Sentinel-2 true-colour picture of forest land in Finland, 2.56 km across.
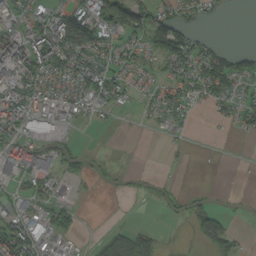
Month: September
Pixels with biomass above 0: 49%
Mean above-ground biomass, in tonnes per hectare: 36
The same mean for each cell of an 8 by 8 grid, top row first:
46 49 82 89 59 44 16 0
79 96 82 41 37 87 34 21
61 54 62 47 19 33 69 56
65 59 32 21 14 38 11 35
70 40 7 0 0 10 4 1
47 57 21 3 4 1 0 1
31 39 15 0 1 11 34 3
89 58 14 34 69 3 56 20
